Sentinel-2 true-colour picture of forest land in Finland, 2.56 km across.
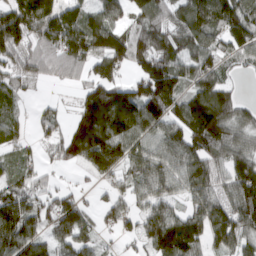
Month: March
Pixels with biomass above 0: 82%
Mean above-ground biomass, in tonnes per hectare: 96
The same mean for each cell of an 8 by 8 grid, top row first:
158 201 85 67 96 85 142 118
124 103 143 139 127 102 94 94
79 43 47 96 125 134 95 18
46 35 92 175 144 100 183 70
47 42 158 140 82 114 127 79
64 27 16 73 106 113 118 118
120 77 64 47 63 61 114 123
135 66 73 15 69 166 75 84
